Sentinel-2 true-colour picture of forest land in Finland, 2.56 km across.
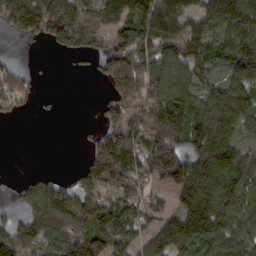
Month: February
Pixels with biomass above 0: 72%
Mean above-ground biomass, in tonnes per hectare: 95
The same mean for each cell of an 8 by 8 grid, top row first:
158 157 123 86 131 115 94 151
0 28 78 80 111 101 90 127
72 4 4 99 127 113 69 131
33 11 0 78 129 129 108 116
0 0 12 152 127 138 149 67
8 44 64 136 109 151 152 117
34 122 156 137 79 66 152 104
136 101 163 141 68 148 106 82
